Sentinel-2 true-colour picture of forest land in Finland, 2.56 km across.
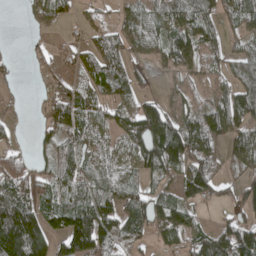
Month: April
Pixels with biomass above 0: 72%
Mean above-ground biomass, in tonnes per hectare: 75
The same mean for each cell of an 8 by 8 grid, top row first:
0 71 22 26 85 84 80 85
3 24 46 80 68 99 55 41
19 34 48 109 28 27 37 72
17 68 98 59 113 52 82 100
29 49 73 63 136 162 93 90
87 61 80 89 51 69 97 54
161 71 108 84 109 110 28 67
209 114 161 101 41 64 110 122
